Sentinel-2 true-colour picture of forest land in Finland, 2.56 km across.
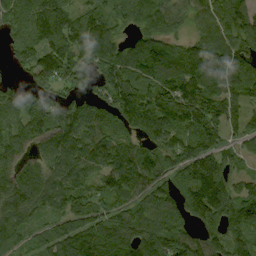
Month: September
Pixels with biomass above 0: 89%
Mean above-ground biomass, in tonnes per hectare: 106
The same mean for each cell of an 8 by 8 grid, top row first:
92 124 90 87 102 96 96 125
64 124 127 113 106 78 114 112
31 104 93 125 106 109 140 107
119 141 120 100 142 134 139 76
101 127 131 106 83 122 113 56
123 117 97 121 126 101 145 49
127 83 106 84 87 85 158 103
93 69 130 126 136 113 78 51
